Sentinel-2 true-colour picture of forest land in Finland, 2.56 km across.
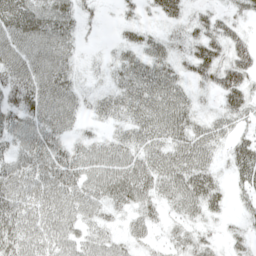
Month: May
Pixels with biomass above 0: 84%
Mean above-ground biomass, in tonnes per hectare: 40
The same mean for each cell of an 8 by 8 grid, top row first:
58 52 30 5 15 29 24 22
57 56 18 12 36 22 47 43
52 59 19 24 57 40 40 56
48 62 29 40 59 58 19 40
42 53 27 36 47 49 48 33
53 61 52 62 51 57 41 36
60 66 53 32 34 31 36 15
58 61 45 35 22 21 22 20
